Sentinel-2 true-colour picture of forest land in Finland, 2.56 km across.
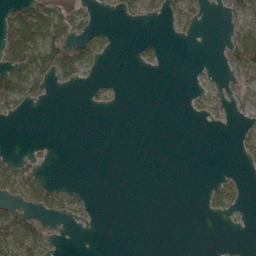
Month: May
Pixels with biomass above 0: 27%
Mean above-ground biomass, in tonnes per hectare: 22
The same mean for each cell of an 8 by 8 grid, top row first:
77 98 41 9 26 39 10 41
115 106 86 14 17 1 0 86
81 49 26 6 0 0 10 40
28 1 0 5 0 0 28 15
0 4 0 0 0 0 0 21
63 9 0 0 0 0 3 12
35 40 21 0 0 0 24 22
73 42 0 0 0 0 0 1
